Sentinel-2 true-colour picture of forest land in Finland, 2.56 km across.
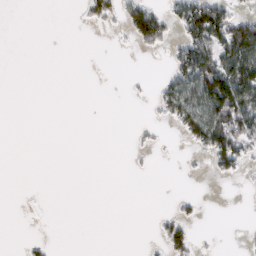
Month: March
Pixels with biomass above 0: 21%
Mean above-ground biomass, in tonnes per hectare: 24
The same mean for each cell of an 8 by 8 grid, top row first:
0 0 7 37 96 47 102 39
0 0 0 1 30 36 87 128
0 0 0 0 3 62 131 123
0 0 0 0 1 67 109 110
0 0 0 0 12 3 88 76
0 0 0 0 2 0 11 21
0 0 0 0 0 14 0 0
0 10 0 0 2 54 2 1
